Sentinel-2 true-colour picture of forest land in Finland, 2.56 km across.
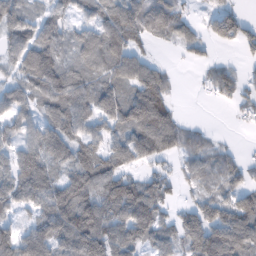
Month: February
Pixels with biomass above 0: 77%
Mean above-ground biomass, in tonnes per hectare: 79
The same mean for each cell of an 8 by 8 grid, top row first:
88 61 54 99 101 76 33 49
88 105 88 122 39 27 31 42
62 133 84 77 120 18 27 34
74 77 102 96 140 38 0 23
63 120 91 67 133 76 36 8
100 87 97 103 50 45 57 54
63 97 162 112 138 38 80 97
100 108 153 115 80 78 138 127
